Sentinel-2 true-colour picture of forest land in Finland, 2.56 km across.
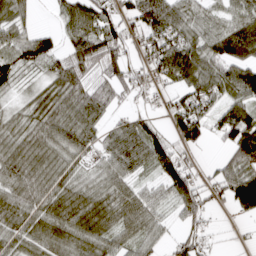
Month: April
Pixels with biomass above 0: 82%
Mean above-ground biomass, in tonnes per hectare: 65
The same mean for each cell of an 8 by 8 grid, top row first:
46 7 92 69 92 76 49 67
65 57 87 87 63 103 80 106
40 45 69 73 59 82 88 91
26 72 83 37 32 63 71 85
69 72 66 59 90 64 26 125
76 65 34 67 26 124 29 109
68 65 84 75 67 52 62 75
52 58 62 58 49 48 36 6
